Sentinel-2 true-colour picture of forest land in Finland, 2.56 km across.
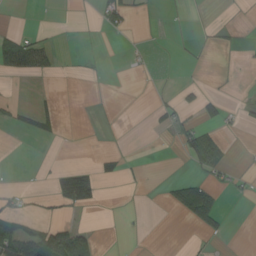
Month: August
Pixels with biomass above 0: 15%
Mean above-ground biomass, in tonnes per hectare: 14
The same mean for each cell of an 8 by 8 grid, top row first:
0 0 0 30 3 3 4 1
69 31 1 0 3 2 7 6
9 6 1 0 0 2 3 1
19 27 0 1 1 24 27 12
0 4 0 0 0 12 62 1
0 10 75 14 3 8 21 8
17 8 35 0 1 28 70 0
95 95 58 0 0 0 6 0
